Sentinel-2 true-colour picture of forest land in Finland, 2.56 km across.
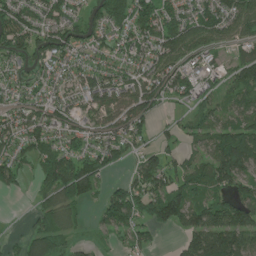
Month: June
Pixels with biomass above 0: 75%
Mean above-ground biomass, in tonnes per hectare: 77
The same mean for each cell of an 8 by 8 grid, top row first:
107 86 65 123 102 70 87 99
93 105 74 54 70 106 66 58
52 47 55 77 80 84 36 89
61 71 57 79 75 15 58 77
70 64 47 64 42 27 81 178
67 94 128 23 108 79 105 123
0 52 39 106 94 142 103 131
29 118 25 21 48 22 179 141
